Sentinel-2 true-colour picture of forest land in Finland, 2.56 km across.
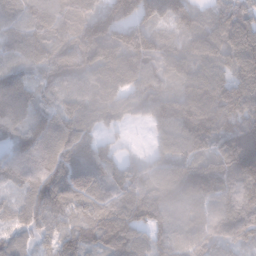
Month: January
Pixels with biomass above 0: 95%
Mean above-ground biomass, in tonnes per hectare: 107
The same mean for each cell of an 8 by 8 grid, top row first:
83 105 99 133 124 122 75 137
97 106 122 123 151 76 119 135
113 83 87 100 100 70 105 116
111 89 95 96 68 122 145 133
111 125 112 37 12 99 104 160
112 136 115 104 111 111 118 155
73 140 97 125 144 94 95 134
57 69 142 166 98 96 95 85
